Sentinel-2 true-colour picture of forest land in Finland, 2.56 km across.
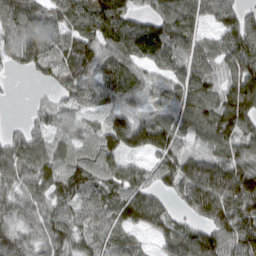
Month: March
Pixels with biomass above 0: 88%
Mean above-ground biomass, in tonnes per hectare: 85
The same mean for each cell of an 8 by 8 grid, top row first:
110 87 88 112 56 119 77 79
107 87 99 84 106 102 76 116
7 39 81 87 62 83 80 125
0 58 48 63 52 83 78 132
60 60 67 88 104 93 60 89
77 87 91 90 73 116 150 139
72 73 87 91 126 44 116 118
83 79 67 81 26 108 116 113
